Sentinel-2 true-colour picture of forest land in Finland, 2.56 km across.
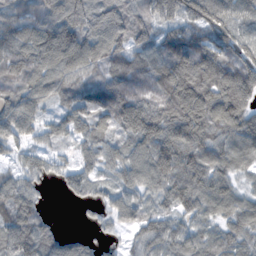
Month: November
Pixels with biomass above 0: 91%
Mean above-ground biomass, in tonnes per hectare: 82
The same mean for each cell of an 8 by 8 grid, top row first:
64 98 104 105 83 104 146 80
82 123 130 102 85 118 106 103
68 90 76 80 69 131 114 103
110 42 75 92 107 123 129 104
56 35 47 54 100 121 86 78
64 54 82 42 103 117 93 45
74 13 22 66 60 69 59 71
94 74 45 20 64 76 58 60
